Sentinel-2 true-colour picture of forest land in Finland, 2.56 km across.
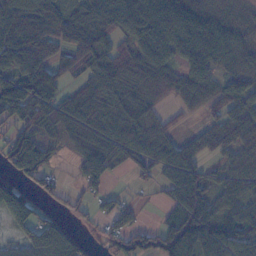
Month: November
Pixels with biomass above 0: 78%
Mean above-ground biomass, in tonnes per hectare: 74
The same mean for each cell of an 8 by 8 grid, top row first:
133 134 91 102 114 130 87 35
126 109 131 78 79 75 68 52
93 110 56 87 84 68 62 54
75 82 96 62 50 28 42 77
111 79 58 67 65 51 54 76
86 56 36 35 26 79 57 64
118 47 64 37 12 59 78 54
35 95 61 78 88 103 91 76
